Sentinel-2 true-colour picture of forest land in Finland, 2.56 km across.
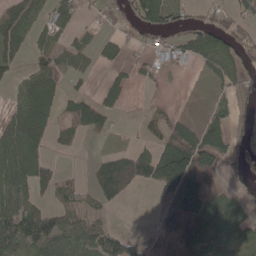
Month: May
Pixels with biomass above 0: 48%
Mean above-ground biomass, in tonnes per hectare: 36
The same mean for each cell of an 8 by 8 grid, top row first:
67 33 19 15 78 28 20 42
58 31 31 27 15 31 56 31
27 58 15 25 12 3 0 17
41 62 95 37 7 9 1 12
78 43 25 4 15 40 37 20
69 54 6 64 49 13 22 22
49 35 39 12 0 25 72 52
51 74 73 50 16 34 93 51
